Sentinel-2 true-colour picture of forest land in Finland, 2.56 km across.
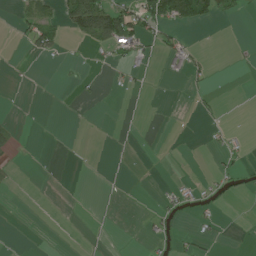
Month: July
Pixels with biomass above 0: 14%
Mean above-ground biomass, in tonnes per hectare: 10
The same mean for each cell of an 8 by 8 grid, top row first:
12 24 99 78 60 65 36 9
2 38 4 28 23 26 2 1
0 0 5 5 6 5 9 0
0 0 0 0 3 0 5 0
10 0 1 3 1 0 5 7
5 0 0 3 0 1 5 18
0 0 0 3 0 17 11 0
0 0 1 2 6 10 9 1
